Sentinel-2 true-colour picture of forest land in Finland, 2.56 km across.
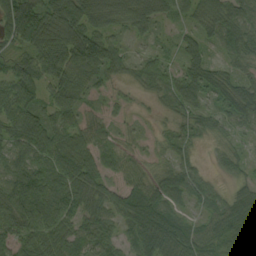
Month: September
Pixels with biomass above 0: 92%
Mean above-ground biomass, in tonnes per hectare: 62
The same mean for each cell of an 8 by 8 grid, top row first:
149 126 127 75 73 38 62 58
58 111 141 72 20 27 41 66
78 66 78 38 50 53 72 47
77 49 49 21 7 40 35 64
64 81 70 40 18 33 15 18
71 75 92 37 48 56 18 24
93 80 68 63 113 43 40 86
63 78 72 48 80 94 70 65
